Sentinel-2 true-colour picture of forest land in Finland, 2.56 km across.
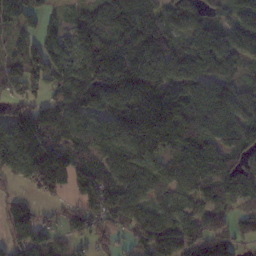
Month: November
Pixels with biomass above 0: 87%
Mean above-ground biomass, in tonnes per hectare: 114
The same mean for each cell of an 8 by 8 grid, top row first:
96 51 76 146 165 110 89 100
53 113 117 138 135 94 146 102
68 115 159 167 147 119 106 81
103 92 100 106 150 129 151 135
196 179 120 132 157 120 130 134
91 248 126 106 181 114 137 128
108 40 97 117 104 101 97 62
123 82 62 54 73 103 84 53
